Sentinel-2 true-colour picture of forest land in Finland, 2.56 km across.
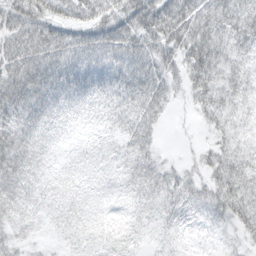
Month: March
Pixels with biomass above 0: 91%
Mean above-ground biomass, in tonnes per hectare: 40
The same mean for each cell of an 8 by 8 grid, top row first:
56 55 48 55 68 73 55 53
54 64 60 60 56 49 50 35
67 66 52 44 61 28 46 36
64 56 29 37 57 8 30 28
76 38 15 18 45 2 13 28
73 33 19 13 49 29 26 49
59 34 30 11 26 30 29 46
35 10 29 25 14 17 12 20
